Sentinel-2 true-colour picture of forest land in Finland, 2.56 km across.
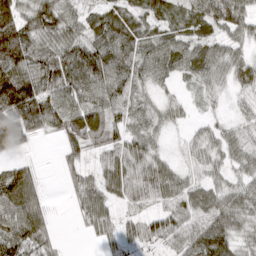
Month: March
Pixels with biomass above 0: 88%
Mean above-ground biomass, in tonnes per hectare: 57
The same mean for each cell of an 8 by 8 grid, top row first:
80 94 45 56 47 49 73 71
122 78 77 72 59 64 53 37
131 95 103 87 50 30 45 47
121 73 94 69 30 24 12 21
69 5 60 61 47 8 40 45
80 6 40 74 78 51 34 39
101 31 38 39 40 58 67 66
83 42 2 31 41 45 101 46
